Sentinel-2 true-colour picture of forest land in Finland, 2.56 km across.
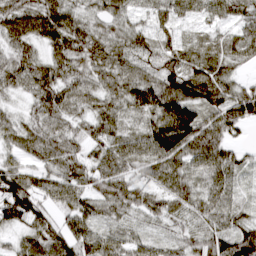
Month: March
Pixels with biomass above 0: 95%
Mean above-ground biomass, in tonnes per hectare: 63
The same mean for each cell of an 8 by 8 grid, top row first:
80 88 56 58 27 55 42 63
61 52 80 65 56 51 47 70
62 81 57 57 67 99 94 38
27 71 47 63 63 122 69 89
49 75 53 66 65 116 103 27
84 53 61 79 43 79 71 37
89 42 64 54 54 46 55 39
29 76 75 59 45 39 70 95
